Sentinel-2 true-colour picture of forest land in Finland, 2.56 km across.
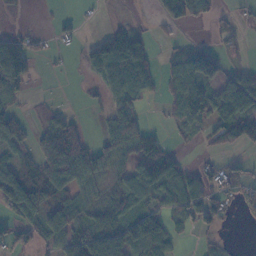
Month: November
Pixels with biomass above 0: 58%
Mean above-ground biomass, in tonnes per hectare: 52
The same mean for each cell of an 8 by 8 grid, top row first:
9 2 10 3 3 87 39 17
73 11 15 101 62 18 33 12
88 2 5 63 65 73 82 60
38 26 7 53 35 48 81 105
58 110 101 59 74 15 16 72
94 109 119 34 70 77 36 35
96 67 61 63 55 59 81 23
30 50 87 106 114 26 22 2
